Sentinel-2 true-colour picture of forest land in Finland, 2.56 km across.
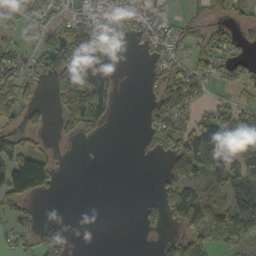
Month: October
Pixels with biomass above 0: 50%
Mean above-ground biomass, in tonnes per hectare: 48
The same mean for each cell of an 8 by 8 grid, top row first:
39 33 24 31 45 13 15 21
45 28 57 7 18 38 61 21
68 28 151 51 10 87 46 47
79 23 148 39 15 93 47 62
48 12 12 0 9 69 192 123
121 64 0 0 0 72 106 95
53 0 0 0 23 97 122 81
27 32 0 0 1 48 89 59
